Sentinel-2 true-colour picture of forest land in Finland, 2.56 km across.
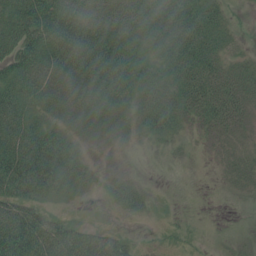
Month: July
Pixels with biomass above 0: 72%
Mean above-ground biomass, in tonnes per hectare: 47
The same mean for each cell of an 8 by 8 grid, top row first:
64 88 63 64 78 80 43 5
72 80 91 99 54 77 54 11
63 71 82 114 69 56 75 39
71 37 44 53 46 44 60 46
88 75 25 20 12 11 9 17
113 88 36 20 6 0 1 21
77 26 2 15 27 0 0 1
121 84 65 47 4 6 2 4
